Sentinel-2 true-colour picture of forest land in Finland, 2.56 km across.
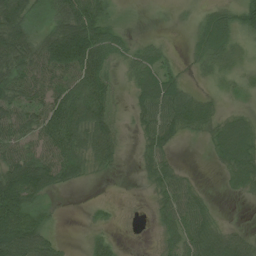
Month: July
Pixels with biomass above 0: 71%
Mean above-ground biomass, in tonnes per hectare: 47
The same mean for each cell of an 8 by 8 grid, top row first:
85 41 96 28 5 6 35 47
73 91 148 55 30 6 51 30
64 65 78 28 61 42 19 25
63 78 94 41 48 73 42 22
58 74 74 66 32 23 23 78
103 88 37 10 22 38 1 48
97 25 1 8 4 60 26 1
105 50 3 26 3 50 61 43
